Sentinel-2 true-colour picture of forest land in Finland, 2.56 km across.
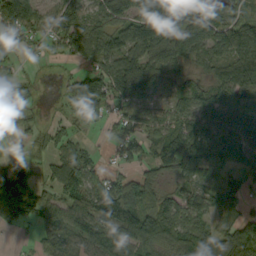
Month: September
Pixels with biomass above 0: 79%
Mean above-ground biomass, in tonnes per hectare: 76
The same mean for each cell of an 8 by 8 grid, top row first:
149 51 74 86 106 162 112 70
38 25 78 101 135 102 85 117
48 6 67 115 103 53 53 117
51 11 46 37 46 63 78 38
22 34 32 23 59 119 103 98
66 26 107 42 62 64 74 78
89 79 92 129 122 106 90 55
6 48 78 102 112 103 111 108
